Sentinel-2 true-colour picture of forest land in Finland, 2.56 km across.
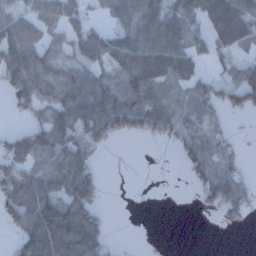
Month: December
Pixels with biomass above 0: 63%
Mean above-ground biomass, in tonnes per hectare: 71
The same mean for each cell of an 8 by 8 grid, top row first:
51 63 43 46 121 95 122 143
119 64 82 97 139 134 51 70
103 89 94 78 140 108 50 92
27 66 124 159 112 66 64 48
87 106 101 27 8 40 85 14
92 95 107 0 0 1 103 59
78 109 111 3 0 0 30 64
46 148 152 18 0 0 0 0
